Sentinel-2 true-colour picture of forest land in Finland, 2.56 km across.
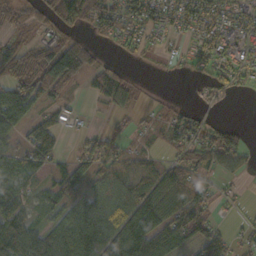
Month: October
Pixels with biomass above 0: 68%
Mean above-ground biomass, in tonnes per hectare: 53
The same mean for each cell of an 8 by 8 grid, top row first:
48 49 68 68 97 77 85 59
50 70 77 19 35 16 68 71
82 99 44 63 4 3 25 44
94 46 17 25 15 23 15 0
35 92 24 36 21 58 76 50
51 36 54 60 65 42 43 24
59 36 61 71 89 73 44 11
103 85 116 100 97 64 68 20
